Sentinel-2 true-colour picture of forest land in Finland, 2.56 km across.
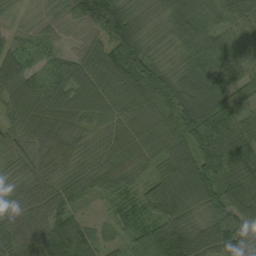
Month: September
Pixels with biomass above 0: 96%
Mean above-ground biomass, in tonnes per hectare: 74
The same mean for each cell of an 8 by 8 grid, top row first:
22 46 93 127 40 105 75 65
50 42 56 106 86 64 108 60
95 54 88 103 124 97 112 73
59 80 68 65 70 108 128 65
55 54 37 55 73 74 106 108
42 47 46 60 32 89 94 99
68 73 24 27 36 72 71 90
82 117 93 22 79 131 84 95
